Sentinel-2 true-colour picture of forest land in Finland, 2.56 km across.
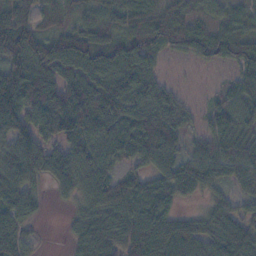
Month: November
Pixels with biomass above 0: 87%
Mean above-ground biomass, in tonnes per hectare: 77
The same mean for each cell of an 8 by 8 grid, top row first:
85 48 47 53 77 62 38 44
130 80 103 102 121 51 69 71
141 100 104 94 77 9 3 65
120 140 131 128 87 61 31 68
99 64 87 114 108 86 55 84
69 72 89 62 69 120 80 56
65 10 42 94 106 52 42 46
65 2 65 96 102 88 70 117
